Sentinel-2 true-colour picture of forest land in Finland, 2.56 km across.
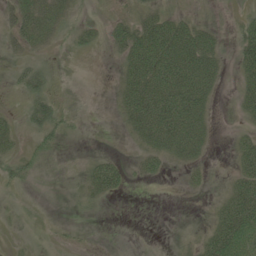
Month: June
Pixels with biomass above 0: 46%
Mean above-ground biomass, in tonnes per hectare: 26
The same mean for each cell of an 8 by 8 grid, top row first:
39 53 14 16 30 28 10 11
18 14 10 20 76 82 53 39
12 15 0 5 84 85 53 30
7 32 5 4 85 91 30 18
17 23 1 0 30 62 21 24
22 2 9 57 20 2 10 43
2 0 6 1 0 0 6 89
1 1 4 0 0 3 41 105
